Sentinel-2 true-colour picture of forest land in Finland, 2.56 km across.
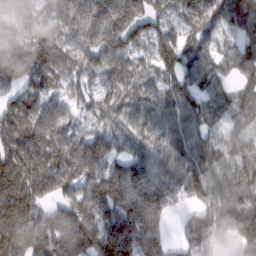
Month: February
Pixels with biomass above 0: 92%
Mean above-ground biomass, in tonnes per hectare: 92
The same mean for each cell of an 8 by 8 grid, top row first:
115 66 102 144 114 58 82 125
109 92 97 120 62 115 59 66
86 82 64 72 66 89 59 39
98 95 57 84 67 71 65 56
124 100 108 81 65 75 45 72
121 136 109 111 106 92 92 102
131 70 104 114 149 37 84 124
108 119 129 184 131 36 75 80
